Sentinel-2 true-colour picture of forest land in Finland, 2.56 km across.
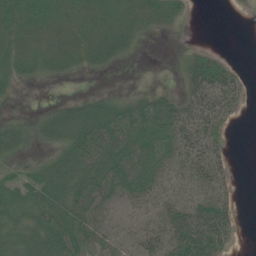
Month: July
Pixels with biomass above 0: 65%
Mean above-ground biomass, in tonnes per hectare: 28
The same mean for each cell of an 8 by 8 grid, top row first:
33 31 28 34 27 13 0 0
24 25 29 34 4 1 7 0
19 7 2 1 0 5 56 18
2 18 39 39 45 45 54 12
38 23 45 41 45 44 40 0
17 42 45 41 46 33 42 3
39 52 40 13 25 48 53 11
44 52 36 17 30 55 68 7
